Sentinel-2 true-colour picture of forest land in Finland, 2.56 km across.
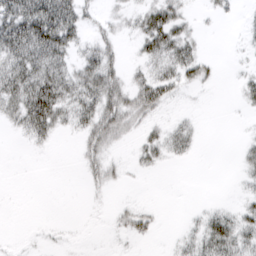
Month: March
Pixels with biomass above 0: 44%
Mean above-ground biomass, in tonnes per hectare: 22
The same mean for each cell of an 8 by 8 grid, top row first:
76 94 38 10 32 34 6 7
70 73 24 22 26 49 2 4
58 64 40 40 27 32 19 10
39 74 39 46 32 4 0 4
2 13 15 22 21 25 0 6
0 0 7 16 5 0 0 8
0 0 0 7 10 0 9 16
1 2 1 3 12 9 44 37
